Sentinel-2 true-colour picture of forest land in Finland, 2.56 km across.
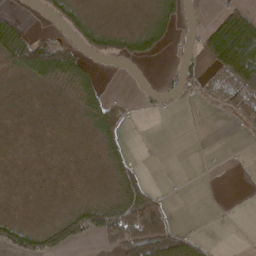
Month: March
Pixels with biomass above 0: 34%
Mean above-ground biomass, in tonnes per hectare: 26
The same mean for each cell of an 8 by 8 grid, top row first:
9 16 22 0 5 36 9 64
57 98 37 34 44 8 53 117
4 31 42 0 0 23 28 89
0 0 17 62 6 2 5 67
0 0 0 36 1 0 0 2
0 0 1 16 12 0 0 0
0 0 28 53 109 5 0 0
41 36 26 60 147 86 14 0
